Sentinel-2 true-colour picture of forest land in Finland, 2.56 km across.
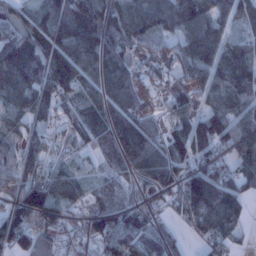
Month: January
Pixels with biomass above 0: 83%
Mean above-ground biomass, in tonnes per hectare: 78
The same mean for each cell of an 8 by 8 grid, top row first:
68 78 115 105 111 105 107 85
129 107 119 102 39 40 123 70
111 102 106 108 29 31 80 89
72 48 62 86 45 56 83 73
55 49 37 74 107 99 120 96
66 73 44 26 69 106 117 71
77 112 40 76 59 46 134 57
91 72 43 86 90 37 62 33
